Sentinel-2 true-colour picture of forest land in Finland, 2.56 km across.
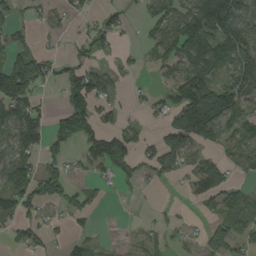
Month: August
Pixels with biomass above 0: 56%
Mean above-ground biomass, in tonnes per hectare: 55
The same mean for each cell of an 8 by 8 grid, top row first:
34 27 23 37 25 65 139 92
52 14 33 33 24 94 120 99
176 51 81 42 3 52 66 82
104 27 113 33 21 82 192 79
75 58 67 99 34 74 41 40
86 68 21 34 39 27 101 22
78 32 44 2 3 9 28 73
34 24 25 5 27 12 61 57
